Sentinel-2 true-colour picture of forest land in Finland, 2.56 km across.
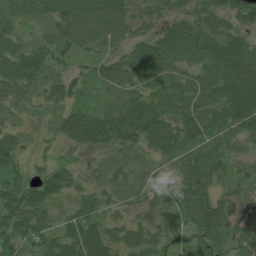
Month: July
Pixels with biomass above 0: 89%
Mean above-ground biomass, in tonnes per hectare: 52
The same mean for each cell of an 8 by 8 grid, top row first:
45 42 76 82 41 40 62 60
56 56 49 42 53 72 74 63
86 50 39 71 60 62 64 74
29 27 56 68 100 70 65 75
38 21 53 47 48 68 61 29
38 38 20 33 27 46 66 35
73 46 43 33 36 37 72 40
50 52 89 52 52 33 33 28
